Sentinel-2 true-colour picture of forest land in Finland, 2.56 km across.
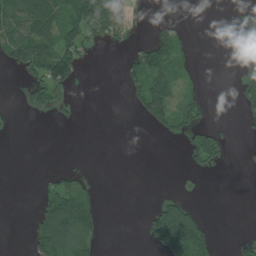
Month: July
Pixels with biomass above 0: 29%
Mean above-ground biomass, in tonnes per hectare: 34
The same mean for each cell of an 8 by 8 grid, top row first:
87 104 86 71 1 10 0 12
97 89 68 11 46 68 0 7
8 100 24 0 84 51 2 24
6 26 3 0 57 89 29 16
0 0 0 0 0 7 73 3
0 20 31 0 0 0 7 1
0 90 105 0 9 87 3 0
0 121 99 0 13 137 67 16
